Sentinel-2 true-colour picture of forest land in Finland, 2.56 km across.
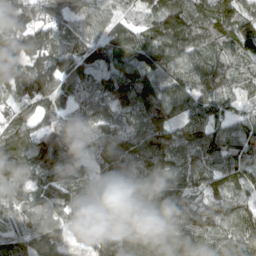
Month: April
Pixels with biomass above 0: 98%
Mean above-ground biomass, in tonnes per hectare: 110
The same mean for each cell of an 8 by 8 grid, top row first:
130 104 86 71 70 137 126 100
125 109 95 112 144 134 92 90
106 145 107 142 142 97 125 64
82 108 121 129 144 86 101 48
142 153 110 100 116 125 147 102
114 102 70 80 110 92 89 82
92 105 90 111 126 138 98 95
94 160 98 127 155 123 115 107
